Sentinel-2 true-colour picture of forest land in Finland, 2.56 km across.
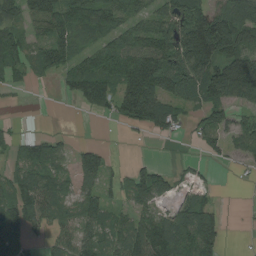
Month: August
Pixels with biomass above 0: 69%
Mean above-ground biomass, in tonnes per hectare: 79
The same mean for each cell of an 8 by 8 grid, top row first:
74 134 124 99 70 102 138 144
116 111 63 91 110 124 210 136
54 24 124 105 188 113 135 215
3 0 21 63 143 68 80 40
38 68 20 5 8 9 50 69
69 89 81 36 76 32 14 8
123 74 82 48 65 57 66 4
77 35 88 61 152 113 115 2
